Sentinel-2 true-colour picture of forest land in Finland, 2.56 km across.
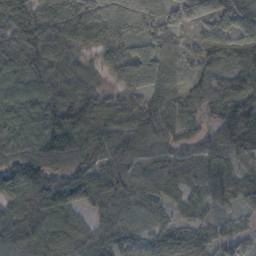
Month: October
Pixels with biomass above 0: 96%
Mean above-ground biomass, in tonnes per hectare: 72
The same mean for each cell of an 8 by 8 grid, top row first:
91 84 87 80 46 60 71 76
88 104 55 83 48 44 75 102
66 74 60 36 94 37 76 96
66 93 112 87 111 89 67 129
59 99 101 82 84 64 60 113
88 81 61 49 61 62 74 64
50 65 36 71 61 36 50 48
67 59 71 71 44 61 65 45
